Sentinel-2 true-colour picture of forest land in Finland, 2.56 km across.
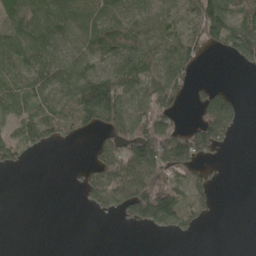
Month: May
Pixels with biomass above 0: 57%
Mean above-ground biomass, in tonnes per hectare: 68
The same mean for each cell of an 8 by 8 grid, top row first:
76 94 74 71 53 64 155 126
95 87 68 95 83 105 63 127
71 86 128 137 95 79 18 0
75 81 141 152 94 52 122 36
80 34 8 100 180 145 113 2
0 0 25 138 189 105 34 0
0 0 9 55 162 120 30 0
0 0 0 0 0 5 0 0
